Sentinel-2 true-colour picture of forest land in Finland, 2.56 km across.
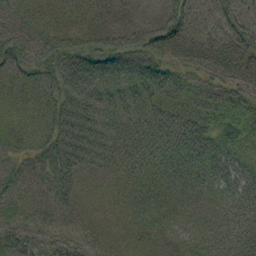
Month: September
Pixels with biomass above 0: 94%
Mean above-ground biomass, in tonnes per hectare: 40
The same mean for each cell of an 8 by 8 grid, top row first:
33 24 27 24 11 53 28 42
54 44 59 61 69 52 44 50
33 45 74 57 61 38 32 48
26 37 52 44 43 38 34 39
34 43 53 50 50 60 51 45
36 37 33 29 44 46 42 44
38 27 19 18 44 38 34 42
27 24 25 17 21 29 44 45
